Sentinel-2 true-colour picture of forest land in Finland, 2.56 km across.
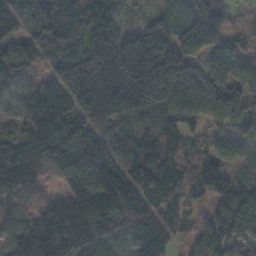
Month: November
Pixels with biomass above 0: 96%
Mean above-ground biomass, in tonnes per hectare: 114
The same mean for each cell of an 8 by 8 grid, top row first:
142 105 112 91 36 115 110 10
96 83 79 193 230 172 88 73
69 79 138 127 214 165 118 109
58 141 102 138 109 128 107 143
112 122 139 106 132 90 47 67
131 50 160 144 147 106 119 69
52 81 160 149 115 92 58 180
101 183 139 68 114 59 124 194
